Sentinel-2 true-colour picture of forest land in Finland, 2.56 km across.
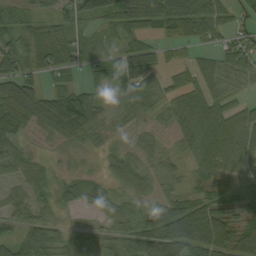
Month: September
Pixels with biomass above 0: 85%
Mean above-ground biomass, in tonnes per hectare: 56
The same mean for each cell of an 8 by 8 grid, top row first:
53 44 80 80 131 114 85 29
87 100 51 30 70 31 36 62
98 32 21 59 78 33 61 51
78 72 81 34 43 58 87 52
46 13 25 22 29 23 80 63
35 33 29 39 45 30 47 45
39 35 22 30 29 70 71 42
59 74 43 43 95 134 110 83
